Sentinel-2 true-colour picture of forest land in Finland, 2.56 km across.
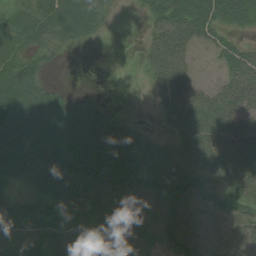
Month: August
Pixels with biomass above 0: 81%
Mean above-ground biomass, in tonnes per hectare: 57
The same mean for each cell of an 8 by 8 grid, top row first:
36 72 90 17 23 67 67 56
54 29 12 0 27 75 21 32
82 19 0 0 13 76 9 59
98 91 66 22 0 61 66 54
64 89 100 92 55 35 68 75
56 83 73 79 73 63 53 69
40 46 62 82 74 89 62 54
67 96 74 76 63 89 76 62
